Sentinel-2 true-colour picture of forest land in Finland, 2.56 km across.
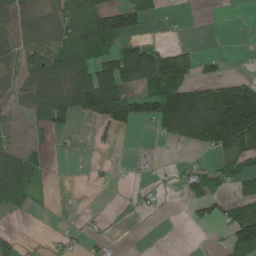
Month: June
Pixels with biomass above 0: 46%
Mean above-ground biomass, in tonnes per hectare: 59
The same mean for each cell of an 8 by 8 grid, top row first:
92 57 110 110 39 5 0 2
72 91 100 66 103 40 1 4
56 97 132 156 117 120 58 43
28 90 85 117 95 208 222 230
19 16 6 13 2 44 129 151
100 9 2 5 8 19 60 73
33 4 3 0 12 2 54 68
29 9 15 8 0 0 3 110
